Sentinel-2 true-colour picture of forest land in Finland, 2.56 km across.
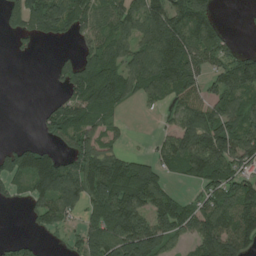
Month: July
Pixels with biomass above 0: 67%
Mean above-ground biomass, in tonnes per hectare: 80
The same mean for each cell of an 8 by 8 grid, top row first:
72 125 92 91 118 130 74 2
9 3 34 89 91 152 88 23
0 7 105 117 111 127 51 121
0 38 91 63 9 58 82 84
29 40 102 41 4 88 120 102
87 151 143 181 112 40 104 65
8 93 74 156 122 103 88 120
23 7 47 140 146 58 132 132
